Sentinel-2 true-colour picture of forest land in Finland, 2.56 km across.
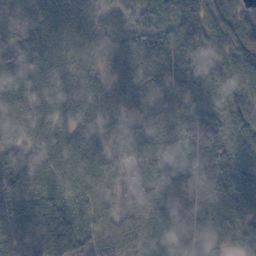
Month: October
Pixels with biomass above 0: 97%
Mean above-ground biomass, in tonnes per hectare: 78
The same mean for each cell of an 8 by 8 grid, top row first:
75 100 78 51 55 58 81 64
122 86 86 80 80 80 123 92
119 79 105 61 95 93 129 92
94 68 86 67 59 78 86 92
59 78 70 72 76 51 108 84
77 78 77 64 30 70 80 83
68 66 63 73 88 76 46 51
67 68 59 125 102 79 53 56
